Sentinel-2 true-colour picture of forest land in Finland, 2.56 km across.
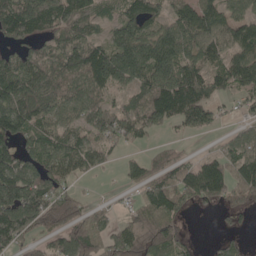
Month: May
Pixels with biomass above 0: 77%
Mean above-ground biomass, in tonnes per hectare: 84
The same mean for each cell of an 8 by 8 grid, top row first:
141 118 100 53 109 70 96 63
66 63 120 106 111 126 85 102
120 116 97 108 105 172 113 100
134 95 83 77 126 129 86 28
76 87 73 48 29 21 4 80
137 83 40 4 82 82 138 96
159 112 67 23 66 96 28 52
76 46 112 86 75 68 8 26
